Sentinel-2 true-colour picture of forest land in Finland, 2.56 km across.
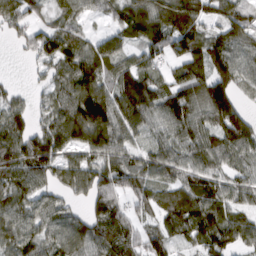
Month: March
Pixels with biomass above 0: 86%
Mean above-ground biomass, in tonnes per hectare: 89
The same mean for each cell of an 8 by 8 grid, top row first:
86 37 50 45 112 137 78 75
28 100 85 83 69 90 106 83
11 51 131 90 108 94 142 78
79 66 162 131 117 129 134 98
112 131 99 110 54 86 98 128
103 83 97 98 89 69 78 54
90 80 36 102 61 97 101 64
87 91 120 102 77 50 86 77
